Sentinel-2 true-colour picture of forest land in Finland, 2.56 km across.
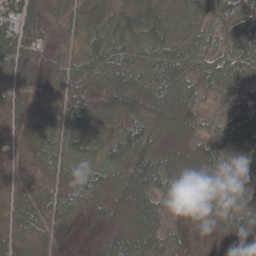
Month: May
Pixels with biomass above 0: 95%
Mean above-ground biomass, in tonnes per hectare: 45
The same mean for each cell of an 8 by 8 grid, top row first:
73 31 33 33 48 30 47 71
76 32 27 65 41 48 34 53
47 47 67 58 48 60 52 50
24 49 62 55 65 57 32 45
29 42 35 46 70 22 35 37
29 61 70 43 62 50 37 26
51 68 51 46 63 30 26 35
48 32 8 46 63 27 8 46
